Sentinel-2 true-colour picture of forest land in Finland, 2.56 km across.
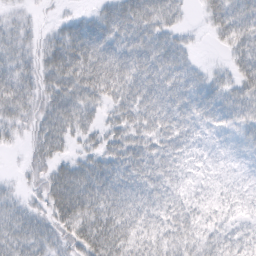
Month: February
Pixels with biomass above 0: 89%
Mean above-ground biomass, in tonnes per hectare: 37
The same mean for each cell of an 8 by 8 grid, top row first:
16 5 23 51 59 29 31 52
37 35 67 55 53 40 4 36
51 42 65 66 56 47 28 38
41 48 51 29 51 51 41 38
11 48 19 36 40 34 14 21
6 35 55 54 42 25 9 8
25 36 61 52 43 31 21 14
42 35 49 58 35 37 27 27
